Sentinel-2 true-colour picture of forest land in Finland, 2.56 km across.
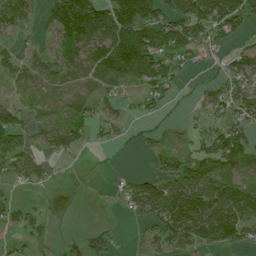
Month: July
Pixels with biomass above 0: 63%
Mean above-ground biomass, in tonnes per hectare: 56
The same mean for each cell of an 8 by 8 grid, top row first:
72 50 148 107 100 79 123 95
23 30 97 127 113 85 59 44
37 35 40 75 77 44 17 69
50 13 52 24 32 9 28 68
52 36 34 24 24 37 53 92
49 25 5 9 30 93 88 61
46 12 0 4 65 122 145 138
20 21 11 24 35 81 85 65
